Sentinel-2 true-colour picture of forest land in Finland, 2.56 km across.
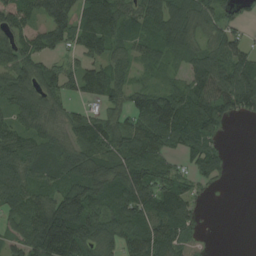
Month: August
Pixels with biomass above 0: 81%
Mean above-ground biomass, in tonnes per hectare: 76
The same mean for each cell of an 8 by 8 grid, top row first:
93 68 102 120 90 101 72 32
81 73 67 69 63 74 67 54
91 78 76 82 24 32 121 122
69 64 40 47 99 123 110 65
82 71 76 86 110 62 79 0
95 72 102 98 106 69 72 0
78 99 138 85 107 124 5 0
56 159 124 82 106 80 5 0
